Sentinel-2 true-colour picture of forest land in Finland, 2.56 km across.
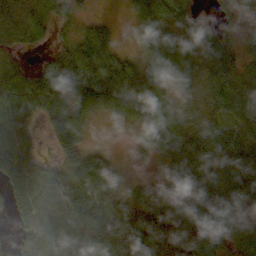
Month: October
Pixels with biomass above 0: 87%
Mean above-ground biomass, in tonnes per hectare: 80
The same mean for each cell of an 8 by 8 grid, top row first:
83 72 35 12 67 55 10 27
63 33 115 83 50 86 73 53
77 118 186 161 92 66 66 88
89 94 107 71 119 56 36 75
118 36 93 7 46 117 119 109
121 80 123 86 22 68 118 137
62 80 105 54 89 89 140 100
35 82 84 101 86 78 91 31
